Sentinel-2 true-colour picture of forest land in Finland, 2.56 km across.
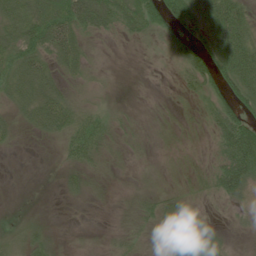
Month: June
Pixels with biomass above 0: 56%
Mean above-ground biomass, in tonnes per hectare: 29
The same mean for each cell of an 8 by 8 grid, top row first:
51 73 76 50 66 66 62 54
49 54 47 1 2 36 49 68
55 48 16 1 0 11 55 57
25 72 32 8 1 8 29 51
7 4 43 15 5 6 9 116
0 0 20 6 7 8 22 85
0 1 1 3 24 36 6 13
18 26 1 8 10 27 25 2
